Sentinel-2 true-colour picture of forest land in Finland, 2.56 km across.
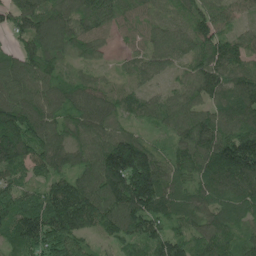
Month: May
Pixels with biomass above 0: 96%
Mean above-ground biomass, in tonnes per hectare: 111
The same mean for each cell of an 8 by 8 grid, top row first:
114 135 110 107 74 80 112 56
73 123 101 33 75 101 123 92
116 102 62 34 60 51 144 106
156 106 103 87 74 96 95 123
177 139 76 136 95 83 150 182
82 90 91 192 238 102 125 167
129 166 189 129 175 105 97 97
103 164 108 64 108 97 118 97
